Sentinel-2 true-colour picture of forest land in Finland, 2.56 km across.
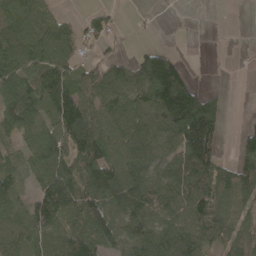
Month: April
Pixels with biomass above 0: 73%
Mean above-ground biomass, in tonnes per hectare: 68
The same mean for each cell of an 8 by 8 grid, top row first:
58 43 19 26 3 2 1 0
89 90 44 16 24 14 0 1
81 90 60 93 113 164 1 0
80 60 119 75 85 151 105 1
35 91 130 83 73 78 154 35
56 109 85 100 73 75 90 74
62 156 94 79 108 77 89 59
66 76 86 56 85 77 54 53
